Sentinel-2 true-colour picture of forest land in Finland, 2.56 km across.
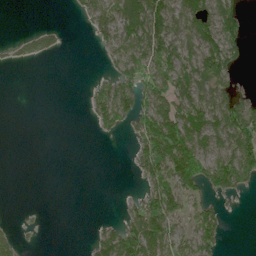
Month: June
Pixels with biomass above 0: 46%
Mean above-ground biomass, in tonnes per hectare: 43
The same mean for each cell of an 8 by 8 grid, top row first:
0 0 19 55 111 63 72 42
12 32 0 44 76 59 80 43
0 0 0 46 77 76 73 13
0 0 1 105 81 79 81 89
0 0 0 2 87 157 63 80
0 0 0 0 54 123 104 86
1 2 0 0 80 62 46 3
34 0 0 81 137 60 70 0
